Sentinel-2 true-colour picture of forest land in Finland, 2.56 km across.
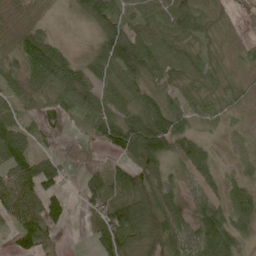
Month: May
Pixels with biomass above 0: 83%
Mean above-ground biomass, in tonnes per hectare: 61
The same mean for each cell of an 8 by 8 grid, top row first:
59 14 41 84 57 100 66 11
52 109 8 109 111 64 39 17
46 116 85 48 71 45 51 18
42 54 53 57 88 62 35 16
105 13 31 92 161 71 25 10
104 89 34 55 88 31 40 17
95 89 25 110 98 56 45 69
47 44 3 129 90 60 98 49
